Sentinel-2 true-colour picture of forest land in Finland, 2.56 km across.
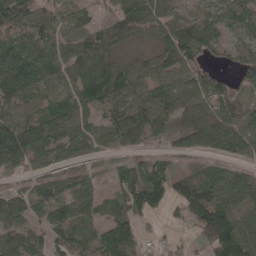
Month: May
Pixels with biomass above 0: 82%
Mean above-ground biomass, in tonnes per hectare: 82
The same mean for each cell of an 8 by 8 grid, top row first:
116 61 55 51 86 72 54 79
83 88 89 79 36 124 63 50
119 96 101 140 96 78 70 38
97 88 86 91 114 81 54 74
162 110 64 60 48 39 83 92
34 54 44 36 87 75 81 83
72 82 87 70 97 45 159 126
103 68 81 155 43 19 93 170
